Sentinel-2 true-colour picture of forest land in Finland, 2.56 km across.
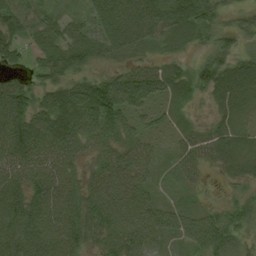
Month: August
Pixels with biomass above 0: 93%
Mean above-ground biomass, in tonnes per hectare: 56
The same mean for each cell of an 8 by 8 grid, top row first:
59 30 27 75 87 87 56 35
52 59 72 57 46 34 40 42
34 48 46 74 86 49 76 83
82 78 93 96 46 23 20 56
86 76 54 47 37 28 64 54
68 70 36 71 36 23 14 42
85 71 66 74 59 39 31 53
86 59 56 55 47 32 95 48
